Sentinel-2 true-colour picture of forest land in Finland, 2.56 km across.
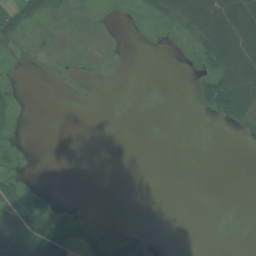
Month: July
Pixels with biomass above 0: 20%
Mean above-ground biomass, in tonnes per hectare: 14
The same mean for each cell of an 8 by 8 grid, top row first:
32 17 0 0 8 49 88 79
10 1 0 0 0 0 61 84
1 0 0 0 0 0 27 90
7 0 0 0 0 0 16 49
3 0 0 0 0 0 0 0
16 0 0 0 0 0 0 0
56 27 2 0 0 0 0 0
32 49 32 19 24 0 0 0
